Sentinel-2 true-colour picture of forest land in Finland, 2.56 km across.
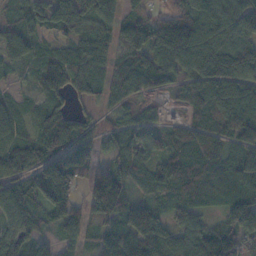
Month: November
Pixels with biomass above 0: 90%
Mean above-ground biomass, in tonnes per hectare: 84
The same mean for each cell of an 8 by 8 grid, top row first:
45 104 117 72 64 106 118 168
74 41 79 60 122 139 130 125
18 94 85 74 70 65 136 118
47 67 31 50 22 13 71 100
80 100 116 53 67 74 79 84
73 74 104 133 71 90 89 84
83 83 77 145 83 81 46 139
87 33 67 82 123 72 101 88
